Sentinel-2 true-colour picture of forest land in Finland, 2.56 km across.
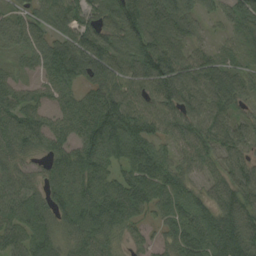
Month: August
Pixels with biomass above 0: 92%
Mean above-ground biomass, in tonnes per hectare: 72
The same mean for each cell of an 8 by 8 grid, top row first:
46 66 68 87 138 96 34 71
39 69 96 91 123 84 30 45
37 56 63 71 91 118 87 61
77 42 75 103 69 83 83 37
67 54 71 104 90 51 76 68
55 46 79 54 100 64 42 78
77 67 92 94 60 76 72 99
64 70 61 44 26 72 100 118
